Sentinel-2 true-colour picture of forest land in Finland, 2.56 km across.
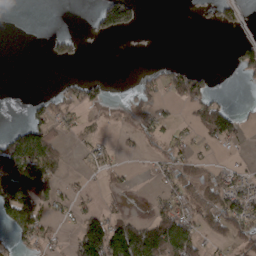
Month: March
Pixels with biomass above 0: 36%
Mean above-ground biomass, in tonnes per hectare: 37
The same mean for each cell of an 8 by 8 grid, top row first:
0 0 0 129 13 0 11 34
0 18 16 0 1 0 0 47
0 0 35 6 25 61 31 11
0 45 29 8 49 10 81 22
100 78 11 12 15 28 26 21
104 78 9 23 2 49 39 30
90 41 25 14 2 57 74 77
31 23 87 153 151 127 30 51
